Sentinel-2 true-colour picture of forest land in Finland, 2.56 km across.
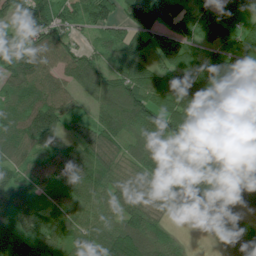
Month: July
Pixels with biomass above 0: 89%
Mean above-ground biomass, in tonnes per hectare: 92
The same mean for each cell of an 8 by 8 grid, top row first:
86 118 77 76 141 122 55 28
86 92 48 78 83 131 51 79
114 88 87 89 123 87 80 167
86 143 47 106 148 117 65 114
95 77 93 83 72 78 93 45
68 94 134 99 92 90 120 93
109 91 100 83 90 56 108 56
153 103 85 111 129 44 24 84
